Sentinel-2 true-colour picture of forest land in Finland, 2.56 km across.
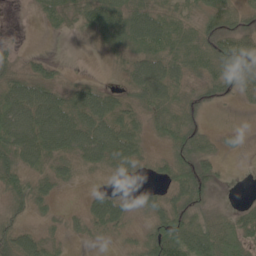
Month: June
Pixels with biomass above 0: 76%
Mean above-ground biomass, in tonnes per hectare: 45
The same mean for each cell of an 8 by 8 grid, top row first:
1 33 47 82 72 43 44 35
13 2 3 44 62 53 53 77
50 47 19 7 99 61 44 52
96 100 83 69 41 50 10 3
91 86 82 105 34 51 26 13
54 47 18 14 10 53 42 0
25 22 16 66 30 53 30 21
57 36 13 10 38 112 99 60
